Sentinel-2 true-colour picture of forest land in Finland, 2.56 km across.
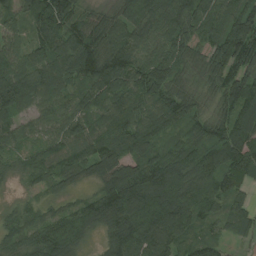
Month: August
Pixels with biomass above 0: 95%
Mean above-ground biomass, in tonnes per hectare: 104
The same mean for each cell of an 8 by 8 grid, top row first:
73 155 89 73 129 112 101 138
70 110 135 108 87 109 87 155
140 131 96 130 141 92 77 132
98 73 84 100 89 122 59 146
60 69 91 115 119 84 123 140
38 68 63 141 165 146 119 114
37 43 77 157 186 173 76 66
70 110 77 92 152 105 77 40
